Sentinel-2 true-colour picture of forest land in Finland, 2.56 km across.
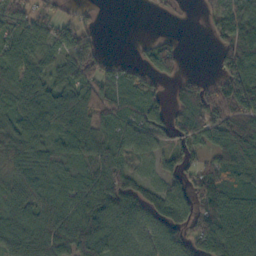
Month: October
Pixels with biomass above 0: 78%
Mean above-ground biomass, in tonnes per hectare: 74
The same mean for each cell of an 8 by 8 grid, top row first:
81 43 33 0 0 11 32 84
53 46 82 2 24 49 9 115
67 54 87 69 53 46 26 116
71 118 106 84 90 62 115 107
75 49 76 67 26 64 61 129
67 76 71 146 36 70 100 99
60 78 98 116 107 109 103 97
93 96 157 101 63 108 99 95
